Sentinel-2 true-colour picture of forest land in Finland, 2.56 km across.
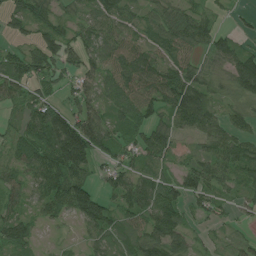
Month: July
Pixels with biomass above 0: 83%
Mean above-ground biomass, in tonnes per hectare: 63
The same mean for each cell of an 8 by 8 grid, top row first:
56 52 44 77 48 68 50 13
28 78 69 67 61 74 52 45
86 56 55 74 97 93 58 77
36 85 74 59 64 97 103 40
44 94 155 73 66 36 54 72
45 90 75 46 70 51 86 73
42 58 99 64 94 76 48 26
79 8 19 53 75 74 18 27
